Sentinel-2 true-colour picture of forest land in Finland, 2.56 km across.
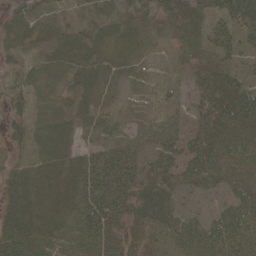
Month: May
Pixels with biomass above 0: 84%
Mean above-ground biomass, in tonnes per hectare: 27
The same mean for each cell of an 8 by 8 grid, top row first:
26 11 8 15 23 24 31 46
22 16 24 9 7 11 27 33
14 14 23 9 9 8 29 28
17 14 23 18 7 17 36 53
15 22 20 32 20 32 37 48
24 35 41 60 37 27 40 44
34 30 41 49 33 28 23 55
40 27 29 21 18 23 46 57
